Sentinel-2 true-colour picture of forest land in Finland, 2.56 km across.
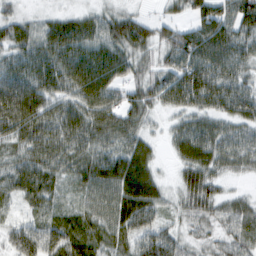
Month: February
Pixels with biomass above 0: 93%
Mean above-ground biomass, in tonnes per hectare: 59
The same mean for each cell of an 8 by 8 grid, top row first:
35 17 26 47 25 31 73 72
54 65 71 72 52 84 100 70
66 67 91 73 56 82 98 56
100 70 80 82 53 43 62 59
51 81 73 59 31 46 81 52
55 59 62 82 63 26 64 15
25 50 50 65 76 32 52 42
47 75 73 64 63 51 30 52
